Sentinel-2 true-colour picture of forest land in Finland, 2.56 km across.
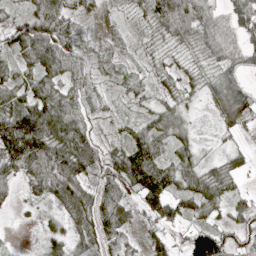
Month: April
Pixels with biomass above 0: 85%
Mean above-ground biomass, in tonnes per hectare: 45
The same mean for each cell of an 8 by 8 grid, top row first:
26 77 25 8 34 87 58 57
43 72 31 13 10 19 49 69
40 43 35 21 26 24 28 55
81 99 51 15 21 46 13 78
121 83 72 26 74 37 5 12
38 60 55 71 115 59 51 29
11 17 58 68 59 54 50 37
3 31 28 38 28 20 95 40
